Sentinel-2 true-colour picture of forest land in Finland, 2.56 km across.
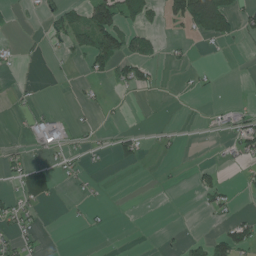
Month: June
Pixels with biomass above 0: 23%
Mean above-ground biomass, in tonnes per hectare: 22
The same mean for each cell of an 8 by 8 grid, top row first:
4 30 50 112 47 46 175 42
10 7 43 93 50 8 2 4
5 1 7 37 38 3 8 0
6 17 5 9 1 1 5 23
12 34 13 22 17 8 2 39
29 49 12 1 1 3 25 8
38 8 7 5 0 0 21 8
32 2 1 2 0 5 44 76
